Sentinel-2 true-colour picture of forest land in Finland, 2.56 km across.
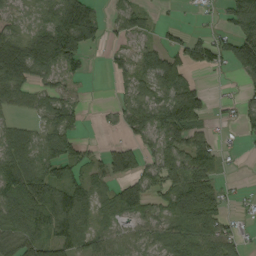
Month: September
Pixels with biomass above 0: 68%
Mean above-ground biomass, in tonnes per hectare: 54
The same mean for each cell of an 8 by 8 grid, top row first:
30 62 97 26 29 3 5 87
76 132 92 15 34 48 61 85
92 43 18 20 56 80 5 20
32 54 34 22 69 129 35 26
82 37 33 2 25 70 52 8
101 78 40 26 38 73 91 3
75 88 82 44 52 97 118 9
67 62 63 46 43 73 95 37
